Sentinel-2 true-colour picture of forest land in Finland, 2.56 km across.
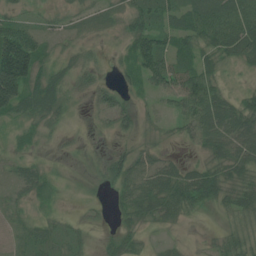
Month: July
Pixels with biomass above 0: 79%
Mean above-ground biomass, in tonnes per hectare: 40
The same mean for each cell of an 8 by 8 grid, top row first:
35 18 26 27 60 41 84 85
149 23 19 14 80 57 47 70
172 41 30 16 52 70 57 11
57 44 8 60 20 30 79 56
20 15 9 11 17 15 54 64
29 23 7 40 53 51 50 32
21 16 16 19 50 52 18 49
16 36 20 22 22 12 12 37
